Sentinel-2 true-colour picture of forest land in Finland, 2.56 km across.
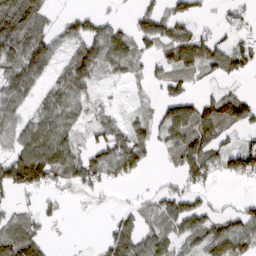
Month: March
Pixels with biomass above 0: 62%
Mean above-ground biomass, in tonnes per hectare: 56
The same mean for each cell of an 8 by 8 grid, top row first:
104 35 47 17 46 58 12 32
79 72 63 82 46 102 73 56
76 44 94 18 18 56 25 29
55 67 39 20 15 75 85 97
64 109 43 90 59 70 81 43
119 105 85 49 21 36 61 84
29 19 7 10 31 74 41 38
100 31 1 70 72 48 71 100
